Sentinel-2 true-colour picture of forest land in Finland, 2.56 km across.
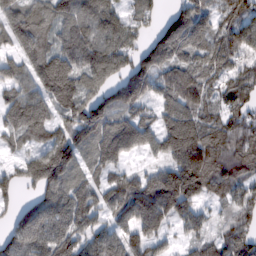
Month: February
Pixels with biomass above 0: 88%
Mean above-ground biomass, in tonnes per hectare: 109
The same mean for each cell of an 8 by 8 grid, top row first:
104 113 138 107 62 97 86 97
86 78 138 114 85 153 117 109
89 98 93 92 155 183 90 79
113 95 131 130 66 144 94 81
52 117 129 144 84 184 176 126
60 179 81 73 76 187 203 119
53 120 117 104 155 141 42 84
114 127 87 92 116 27 64 103
